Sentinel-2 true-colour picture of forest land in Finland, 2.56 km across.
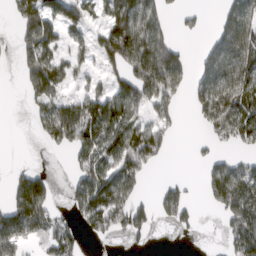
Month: March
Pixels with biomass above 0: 54%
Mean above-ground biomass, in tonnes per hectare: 74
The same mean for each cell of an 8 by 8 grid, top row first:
79 111 82 107 114 17 6 96
47 107 42 145 158 74 47 123
14 148 25 51 161 104 81 98
0 73 101 116 59 35 103 102
0 44 108 105 144 10 14 46
46 43 98 106 64 9 53 121
126 90 91 141 40 90 21 121
132 58 37 28 16 3 1 100
